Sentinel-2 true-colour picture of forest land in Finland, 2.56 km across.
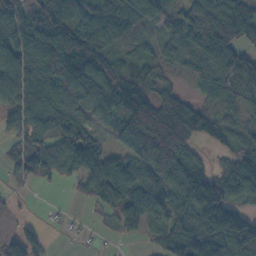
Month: October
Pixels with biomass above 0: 83%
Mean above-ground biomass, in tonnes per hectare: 77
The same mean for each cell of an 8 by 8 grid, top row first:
89 150 102 105 83 61 113 108
79 141 117 58 38 59 112 80
94 130 100 77 46 24 54 96
76 112 69 64 104 130 50 49
36 75 98 39 143 104 22 58
28 38 65 97 86 101 80 102
6 2 3 60 93 80 173 70
53 15 4 8 23 114 150 141
